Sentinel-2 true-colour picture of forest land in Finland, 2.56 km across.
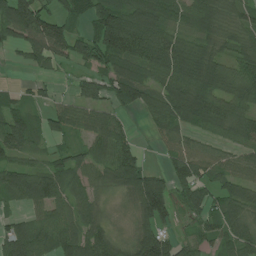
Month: July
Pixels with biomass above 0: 82%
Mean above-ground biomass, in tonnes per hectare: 79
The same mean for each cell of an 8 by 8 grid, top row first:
169 81 60 134 118 75 80 62
53 114 90 141 113 112 70 64
14 29 44 97 95 96 119 117
81 52 68 61 62 92 119 77
96 31 40 99 12 47 30 63
85 89 48 72 124 90 56 60
28 87 53 15 121 71 69 73
140 91 99 75 118 70 63 84
